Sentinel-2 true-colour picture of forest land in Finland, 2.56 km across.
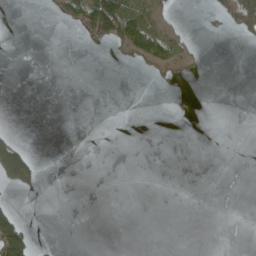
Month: April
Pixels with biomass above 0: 12%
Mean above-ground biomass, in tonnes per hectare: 12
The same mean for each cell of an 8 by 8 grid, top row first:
0 5 53 124 47 13 8 61
0 0 4 23 77 40 2 1
0 0 0 0 2 17 0 0
0 0 0 0 0 2 0 0
33 0 0 0 0 0 0 0
95 0 0 0 0 0 0 0
17 0 0 0 0 0 0 0
121 2 0 0 0 0 0 0
